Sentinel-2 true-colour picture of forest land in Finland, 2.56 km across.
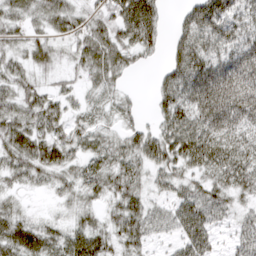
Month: March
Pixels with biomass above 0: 85%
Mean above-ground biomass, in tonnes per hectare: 47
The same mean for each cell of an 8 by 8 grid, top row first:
42 56 38 51 89 16 87 59
36 41 47 65 53 44 63 63
47 21 28 37 1 71 95 83
56 59 19 18 16 79 91 86
61 59 38 35 56 68 72 57
37 32 37 48 30 40 40 54
25 5 28 28 44 46 61 23
62 48 52 37 39 30 40 34
